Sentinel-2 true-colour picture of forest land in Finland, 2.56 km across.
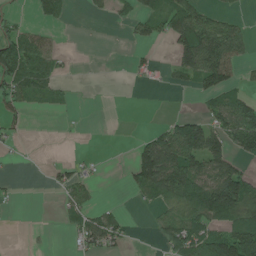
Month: June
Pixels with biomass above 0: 41%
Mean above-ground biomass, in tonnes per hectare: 46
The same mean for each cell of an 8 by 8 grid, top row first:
18 40 2 18 52 104 48 17
128 40 1 0 17 73 112 54
94 48 2 0 15 21 86 27
31 12 1 0 0 9 44 96
11 0 1 0 47 132 107 70
3 11 33 0 102 116 97 88
5 0 44 17 10 69 127 158
0 2 41 54 1 88 109 162
